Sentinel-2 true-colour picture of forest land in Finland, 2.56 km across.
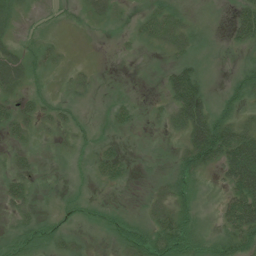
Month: July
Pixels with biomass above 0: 57%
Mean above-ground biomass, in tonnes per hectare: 23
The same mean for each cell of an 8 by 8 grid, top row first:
17 7 10 15 17 26 6 40
16 16 0 1 9 24 11 22
27 9 11 1 1 55 16 29
27 19 11 16 5 45 53 28
12 2 14 12 1 10 110 91
22 0 6 26 2 26 15 95
21 3 16 9 10 35 3 87
18 21 10 11 41 55 20 54
